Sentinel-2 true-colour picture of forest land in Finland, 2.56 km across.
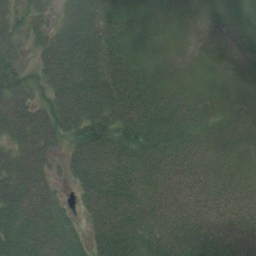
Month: July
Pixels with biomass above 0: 90%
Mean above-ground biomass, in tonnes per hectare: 56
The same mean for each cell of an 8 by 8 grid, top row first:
44 36 78 69 39 19 5 8
33 53 80 72 27 5 1 0
49 51 91 94 65 29 18 14
74 50 84 87 87 60 30 33
52 49 62 79 70 59 45 27
74 44 61 94 73 75 63 46
66 55 27 91 77 84 84 73
56 57 24 85 69 83 78 91
